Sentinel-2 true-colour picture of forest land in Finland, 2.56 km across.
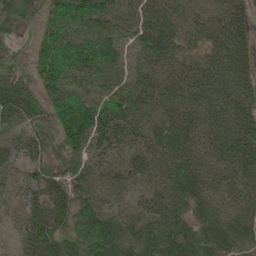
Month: June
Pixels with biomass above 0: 97%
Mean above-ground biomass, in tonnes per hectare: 68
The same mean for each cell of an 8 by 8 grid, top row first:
53 68 119 77 65 60 64 54
27 103 115 80 75 57 49 69
52 89 96 77 64 59 69 69
52 74 123 100 74 66 65 71
42 43 79 69 61 82 71 86
51 49 78 59 60 80 82 73
41 71 70 62 63 69 43 59
34 63 70 82 57 68 59 39
